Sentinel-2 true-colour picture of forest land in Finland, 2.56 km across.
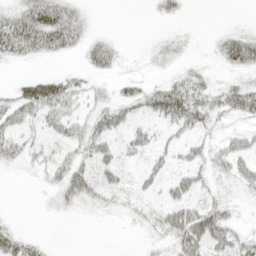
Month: April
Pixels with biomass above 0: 51%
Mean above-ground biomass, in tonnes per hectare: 22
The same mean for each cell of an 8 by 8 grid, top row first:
31 60 21 0 1 9 0 1
43 40 22 18 3 11 3 42
8 35 18 10 11 22 14 13
42 44 22 26 19 51 37 39
36 16 35 25 21 27 21 24
2 20 52 30 22 26 19 31
0 5 16 10 11 46 30 6
20 3 0 0 5 33 47 26
